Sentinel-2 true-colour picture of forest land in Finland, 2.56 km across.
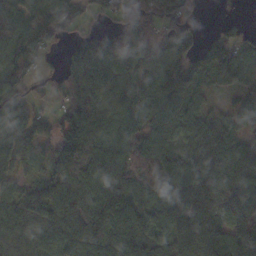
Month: October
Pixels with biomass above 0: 88%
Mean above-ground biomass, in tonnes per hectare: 91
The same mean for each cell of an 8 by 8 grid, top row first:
52 96 46 46 89 77 1 9
77 44 93 134 134 111 65 64
81 30 111 94 94 114 50 52
96 37 117 81 121 110 59 70
89 74 161 100 99 57 92 67
51 97 174 99 95 93 94 104
80 121 137 130 96 98 75 174
69 99 161 153 136 86 129 106
